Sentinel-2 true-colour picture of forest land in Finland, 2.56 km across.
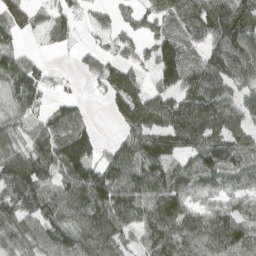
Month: April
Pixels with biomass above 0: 81%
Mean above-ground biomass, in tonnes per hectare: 88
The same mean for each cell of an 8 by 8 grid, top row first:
66 45 31 26 52 112 139 146
70 8 19 28 32 134 91 139
132 52 17 87 35 112 126 90
76 55 55 45 134 126 161 96
51 103 155 39 110 92 120 104
120 69 126 112 124 93 95 87
111 92 121 143 96 108 54 61
74 80 95 105 70 107 98 103
